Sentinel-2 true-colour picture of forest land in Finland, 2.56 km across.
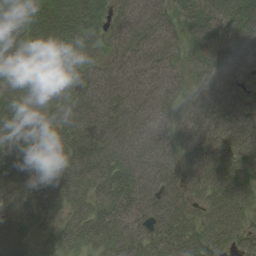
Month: August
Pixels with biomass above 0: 87%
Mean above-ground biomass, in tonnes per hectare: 46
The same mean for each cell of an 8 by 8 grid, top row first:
39 47 53 32 71 37 51 51
43 43 34 35 61 39 49 40
39 25 43 57 64 43 39 22
24 24 55 59 59 39 72 54
21 29 46 62 61 36 72 76
38 38 42 48 59 33 75 72
18 30 29 48 51 58 49 62
58 21 32 35 37 64 55 37
